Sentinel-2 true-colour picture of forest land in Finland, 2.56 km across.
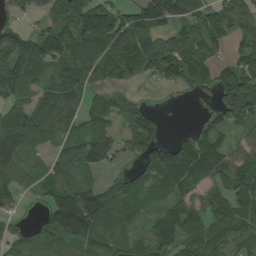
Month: August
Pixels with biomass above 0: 79%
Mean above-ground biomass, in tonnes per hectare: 81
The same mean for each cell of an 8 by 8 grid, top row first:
28 52 132 117 122 110 78 95
109 134 108 107 102 97 89 54
101 72 86 48 38 69 57 109
84 104 74 66 65 1 42 139
113 43 97 84 75 56 94 52
75 70 64 24 55 124 83 110
34 77 177 123 49 77 80 88
44 62 92 65 58 82 80 63
